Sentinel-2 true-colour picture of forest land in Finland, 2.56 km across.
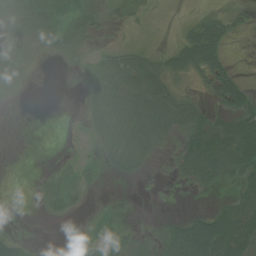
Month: July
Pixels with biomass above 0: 59%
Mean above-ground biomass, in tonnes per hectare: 27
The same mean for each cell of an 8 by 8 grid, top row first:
48 56 33 15 11 2 21 12
38 23 23 17 15 28 70 0
31 2 8 52 74 24 35 19
2 0 11 53 59 59 20 44
1 0 6 43 51 20 56 79
0 17 26 14 8 14 38 38
1 24 15 11 0 0 11 51
29 1 8 24 21 67 93 68
